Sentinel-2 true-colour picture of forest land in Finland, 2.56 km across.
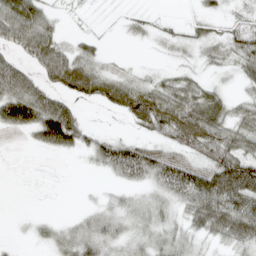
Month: April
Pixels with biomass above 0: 62%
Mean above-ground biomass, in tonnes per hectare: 31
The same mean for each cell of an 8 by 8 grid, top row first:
71 25 2 1 9 2 16 12
38 60 17 1 3 11 22 39
65 36 52 31 16 24 12 20
80 81 19 12 56 51 59 28
0 57 37 43 22 32 56 56
0 0 1 20 36 63 70 115
0 0 5 15 20 20 68 61
3 16 37 25 20 27 18 45
